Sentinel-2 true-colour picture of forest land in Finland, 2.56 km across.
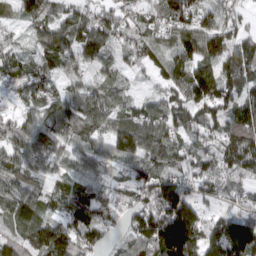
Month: March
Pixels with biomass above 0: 93%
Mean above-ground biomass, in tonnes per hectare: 85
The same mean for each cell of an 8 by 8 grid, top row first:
41 80 86 72 52 96 45 48
48 98 107 76 93 73 90 107
78 80 55 55 16 92 132 116
51 95 100 75 74 88 91 106
99 94 67 81 103 72 54 134
86 56 67 36 79 85 72 77
91 50 103 94 97 171 42 64
66 119 121 41 99 190 123 176
